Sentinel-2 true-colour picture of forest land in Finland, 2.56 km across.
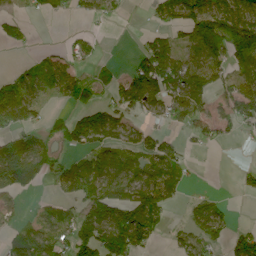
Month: June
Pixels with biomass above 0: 57%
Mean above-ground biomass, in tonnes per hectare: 62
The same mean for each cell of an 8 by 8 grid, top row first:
37 25 22 23 7 94 132 114
17 18 36 0 39 70 127 110
63 94 63 37 113 102 67 68
107 25 45 68 59 68 47 74
83 48 58 77 69 26 24 8
116 49 104 103 87 48 0 17
33 43 60 121 97 13 75 1
64 96 112 134 72 29 63 73
